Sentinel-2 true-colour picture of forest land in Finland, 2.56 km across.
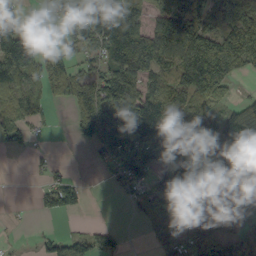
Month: September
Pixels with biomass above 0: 67%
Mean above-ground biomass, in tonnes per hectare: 96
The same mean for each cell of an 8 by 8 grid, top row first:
51 20 181 177 83 147 101 147
124 58 103 134 116 141 203 168
99 102 113 136 104 132 252 38
53 13 129 157 152 128 95 112
36 7 38 185 174 116 107 154
0 27 9 37 107 143 65 199
2 44 37 0 79 63 128 92
3 43 50 41 6 105 144 109
